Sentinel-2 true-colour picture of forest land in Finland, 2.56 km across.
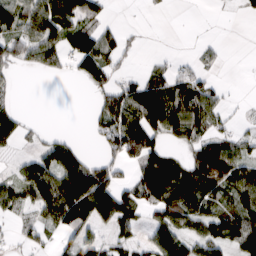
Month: March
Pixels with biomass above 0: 57%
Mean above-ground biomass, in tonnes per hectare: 59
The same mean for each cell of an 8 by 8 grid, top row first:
92 105 86 13 6 2 1 10
67 87 110 65 9 1 16 0
11 7 37 51 50 65 26 1
45 0 0 103 123 107 89 8
42 42 22 67 119 37 78 53
40 100 126 67 78 114 150 80
62 92 152 113 60 114 64 86
22 20 65 42 32 90 84 97
